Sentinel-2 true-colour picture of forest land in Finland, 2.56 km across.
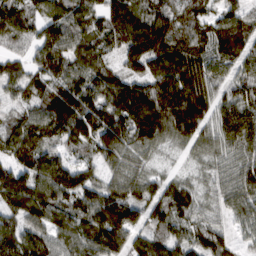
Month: March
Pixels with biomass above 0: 94%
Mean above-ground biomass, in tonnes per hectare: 96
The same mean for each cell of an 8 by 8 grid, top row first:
103 85 95 134 103 98 83 84
30 112 90 82 115 115 86 100
92 103 103 83 92 156 121 92
59 118 148 128 121 142 63 116
105 81 68 128 94 58 73 102
122 113 81 66 64 41 48 100
107 116 97 154 100 97 58 81
128 83 101 130 81 80 90 38
